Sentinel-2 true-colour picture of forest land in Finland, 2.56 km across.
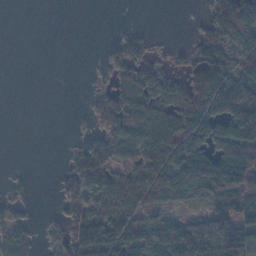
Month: November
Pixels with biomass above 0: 58%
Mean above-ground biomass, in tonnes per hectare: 68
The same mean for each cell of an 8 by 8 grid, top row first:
0 0 0 0 0 0 50 145
0 0 0 39 45 14 116 120
0 0 0 46 76 49 181 136
0 0 6 106 127 111 114 184
0 0 21 89 111 125 88 127
11 1 99 99 100 116 160 151
30 3 76 79 71 35 69 109
87 23 115 119 111 158 197 141
